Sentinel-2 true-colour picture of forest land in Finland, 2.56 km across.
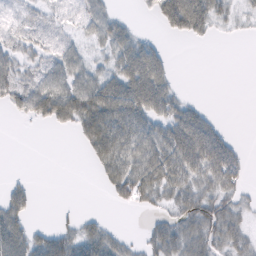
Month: February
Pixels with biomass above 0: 56%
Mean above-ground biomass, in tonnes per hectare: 35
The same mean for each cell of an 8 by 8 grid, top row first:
17 15 25 30 6 89 60 18
24 21 25 45 47 1 2 0
40 47 52 56 88 16 0 0
21 59 76 78 63 49 17 0
0 0 18 79 64 74 79 12
5 0 0 50 71 55 51 31
46 0 5 6 18 36 56 27
72 47 52 36 21 53 50 38
